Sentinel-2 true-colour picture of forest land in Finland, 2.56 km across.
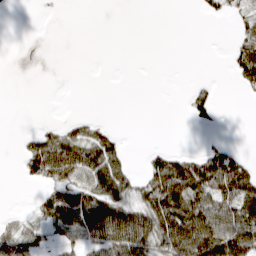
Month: March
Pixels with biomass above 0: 38%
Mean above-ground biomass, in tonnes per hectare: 32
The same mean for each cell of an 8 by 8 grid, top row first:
0 0 0 0 0 0 11 22
0 0 0 0 0 0 0 35
0 0 0 0 0 0 7 39
0 0 2 0 0 0 37 0
4 65 78 53 2 1 13 5
5 57 52 98 33 88 94 83
3 59 103 100 65 95 74 73
45 31 36 90 88 102 99 91
